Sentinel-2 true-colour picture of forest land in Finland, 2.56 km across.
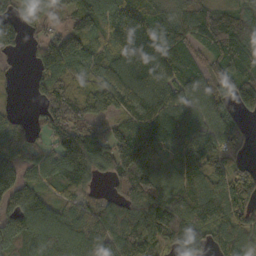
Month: October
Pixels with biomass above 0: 87%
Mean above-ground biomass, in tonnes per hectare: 104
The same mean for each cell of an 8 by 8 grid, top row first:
85 55 136 137 122 90 103 99
64 117 128 94 162 118 85 119
9 100 93 114 127 124 105 140
29 85 97 87 127 119 110 76
77 54 169 114 122 108 98 33
103 90 141 76 121 101 108 77
111 83 66 80 119 145 140 90
131 125 97 111 135 121 102 150
